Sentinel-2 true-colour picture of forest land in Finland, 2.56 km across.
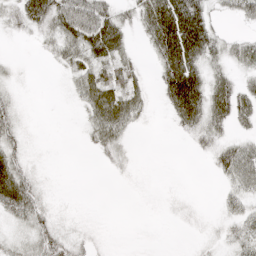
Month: April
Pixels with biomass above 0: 61%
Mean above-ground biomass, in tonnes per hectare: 26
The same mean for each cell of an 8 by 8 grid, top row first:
33 57 69 44 49 95 40 29
1 15 39 51 14 97 52 28
8 0 32 40 14 88 46 25
18 0 13 62 18 47 56 42
24 1 4 33 0 1 24 30
54 3 0 4 2 1 4 46
50 18 2 0 1 5 1 22
18 37 16 3 1 1 7 32
